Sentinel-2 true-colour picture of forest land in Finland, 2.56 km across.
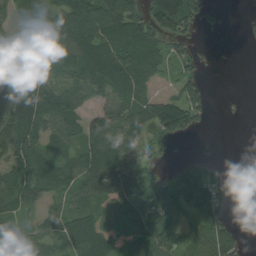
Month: August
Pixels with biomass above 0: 72%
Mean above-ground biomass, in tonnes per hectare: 72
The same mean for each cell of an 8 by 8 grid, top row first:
35 92 129 145 107 181 47 4
116 122 120 99 118 46 2 1
200 86 74 103 56 39 15 0
179 122 60 103 85 122 35 5
125 68 61 84 37 19 5 0
87 85 86 129 58 24 31 0
62 35 54 58 45 75 79 0
106 61 90 88 82 78 110 43
